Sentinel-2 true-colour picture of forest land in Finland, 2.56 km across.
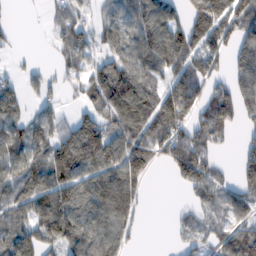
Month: February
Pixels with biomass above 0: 71%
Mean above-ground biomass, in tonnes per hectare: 87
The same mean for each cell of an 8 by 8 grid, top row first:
1 32 55 64 93 53 171 116
15 18 94 72 108 122 120 102
43 45 72 156 106 87 92 106
68 54 60 126 128 147 100 91
90 142 152 132 126 129 82 33
93 120 107 115 83 63 87 67
66 121 119 126 27 12 62 72
92 107 110 96 10 29 56 108
